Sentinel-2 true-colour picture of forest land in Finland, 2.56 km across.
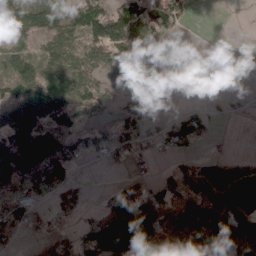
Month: April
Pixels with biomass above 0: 60%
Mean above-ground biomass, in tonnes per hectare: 53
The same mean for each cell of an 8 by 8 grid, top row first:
80 74 94 96 89 89 0 0
27 46 43 92 53 3 0 1
65 53 35 38 19 0 0 0
101 162 37 27 38 23 35 8
88 103 48 50 25 53 17 0
107 115 14 5 20 39 98 76
71 30 41 78 100 53 97 143
22 40 54 118 113 35 68 43
